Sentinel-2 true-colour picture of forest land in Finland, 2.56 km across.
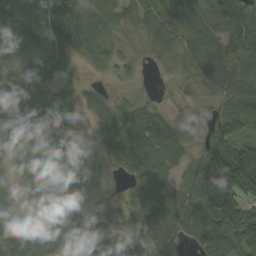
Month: September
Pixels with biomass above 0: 90%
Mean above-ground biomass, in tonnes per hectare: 74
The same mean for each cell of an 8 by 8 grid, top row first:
62 92 98 63 77 73 86 57
13 40 84 44 26 67 97 72
21 42 32 22 9 23 91 95
47 56 51 81 58 27 47 63
90 64 16 101 106 79 79 82
39 70 55 26 85 47 205 179
31 59 75 47 84 83 188 141
71 80 100 82 124 87 178 140
